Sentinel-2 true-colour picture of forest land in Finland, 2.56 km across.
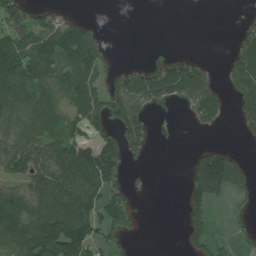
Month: July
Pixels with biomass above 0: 51%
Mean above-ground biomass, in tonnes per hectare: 82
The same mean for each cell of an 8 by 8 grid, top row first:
112 66 20 0 0 0 0 10
152 141 151 19 0 2 0 80
119 109 121 78 112 156 69 104
111 124 119 121 81 3 106 57
122 128 140 86 75 0 30 9
101 149 193 135 4 0 282 63
129 154 171 138 3 0 84 17
147 183 188 61 4 1 93 24
